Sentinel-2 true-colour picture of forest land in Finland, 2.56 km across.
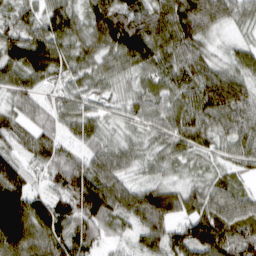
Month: March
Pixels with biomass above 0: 96%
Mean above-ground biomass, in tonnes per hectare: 72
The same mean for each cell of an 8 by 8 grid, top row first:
70 72 58 98 63 93 83 51
89 104 66 77 95 83 37 39
71 56 52 58 56 71 91 76
56 52 68 40 59 67 89 88
42 69 57 52 45 66 51 72
81 46 96 83 30 29 35 35
158 71 106 84 125 86 79 67
134 91 80 36 68 90 135 80
